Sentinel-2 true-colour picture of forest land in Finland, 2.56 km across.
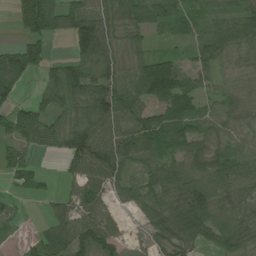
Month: July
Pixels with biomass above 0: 80%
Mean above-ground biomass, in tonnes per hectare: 66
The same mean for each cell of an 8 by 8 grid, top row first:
38 96 88 63 83 54 38 66
51 33 93 84 37 22 70 41
70 57 109 99 146 145 34 22
61 71 73 125 77 65 34 39
52 50 161 137 100 76 50 43
32 12 80 86 44 84 97 65
18 19 68 33 63 75 107 55
8 84 101 68 18 60 48 61
